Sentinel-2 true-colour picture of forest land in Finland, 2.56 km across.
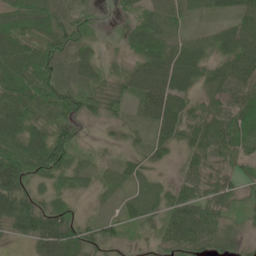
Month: June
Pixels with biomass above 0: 90%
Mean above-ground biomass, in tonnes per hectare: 47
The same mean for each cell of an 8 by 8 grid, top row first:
71 62 38 7 31 20 16 49
72 70 48 7 50 26 25 67
85 74 30 40 61 49 39 66
78 71 60 37 28 68 51 74
70 99 29 17 25 49 57 58
91 49 24 19 29 18 54 37
87 47 18 10 35 52 60 24
25 79 68 34 18 59 62 32
